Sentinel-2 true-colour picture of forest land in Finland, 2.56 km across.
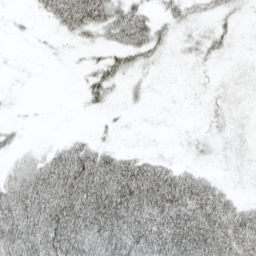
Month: April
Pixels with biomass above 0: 57%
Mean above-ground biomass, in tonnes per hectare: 38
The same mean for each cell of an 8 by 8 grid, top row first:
3 29 84 59 44 28 16 11
0 2 10 37 50 9 22 2
0 0 12 41 8 0 2 6
2 0 5 9 4 1 5 7
12 9 33 11 2 2 8 10
43 75 94 102 92 54 19 7
84 85 95 108 92 91 77 36
87 88 84 85 91 88 84 80
